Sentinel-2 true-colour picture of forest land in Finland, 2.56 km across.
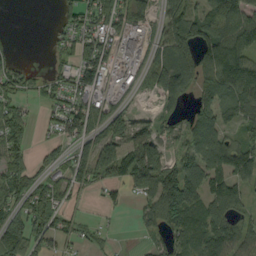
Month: September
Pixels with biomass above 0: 70%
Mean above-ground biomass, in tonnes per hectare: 74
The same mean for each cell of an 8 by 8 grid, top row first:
0 0 79 110 72 118 99 112
22 10 68 74 47 166 131 135
67 33 96 33 48 169 115 159
53 25 101 68 14 58 99 86
63 13 62 83 127 35 120 65
79 42 75 80 136 94 106 81
63 89 16 15 50 151 97 59
111 70 28 11 18 60 95 89
